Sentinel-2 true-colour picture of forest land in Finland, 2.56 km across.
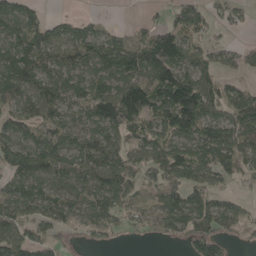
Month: May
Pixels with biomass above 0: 75%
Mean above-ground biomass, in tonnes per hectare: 86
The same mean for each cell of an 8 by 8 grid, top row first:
98 30 21 1 15 61 71 27
133 116 123 113 118 146 60 38
137 101 91 115 124 164 80 31
83 99 77 146 138 215 113 105
99 101 83 104 96 106 124 97
86 99 83 116 56 106 93 65
91 85 71 88 37 116 103 37
92 59 15 22 14 34 102 23
